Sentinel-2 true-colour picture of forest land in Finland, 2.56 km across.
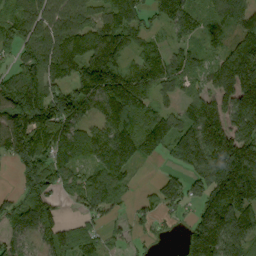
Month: September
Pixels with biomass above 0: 82%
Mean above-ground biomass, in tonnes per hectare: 123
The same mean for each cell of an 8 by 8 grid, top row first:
98 116 91 107 95 144 85 105
99 166 148 176 70 72 65 136
151 140 174 195 114 98 95 217
205 199 115 150 128 75 155 177
177 148 125 170 136 141 215 208
52 138 86 119 5 74 186 243
75 70 50 49 49 82 163 189
81 54 96 38 37 27 247 168
